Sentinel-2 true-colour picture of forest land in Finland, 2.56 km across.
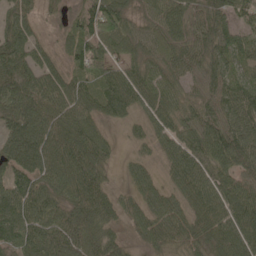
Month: May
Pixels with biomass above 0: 89%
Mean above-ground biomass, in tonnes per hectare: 72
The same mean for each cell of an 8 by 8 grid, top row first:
72 19 44 110 45 82 84 59
83 33 58 65 59 57 74 77
93 76 53 75 87 60 63 72
89 93 79 56 54 72 59 95
105 99 92 28 28 69 88 98
76 86 100 17 46 55 76 75
90 85 97 64 68 63 77 95
80 101 106 59 42 68 59 96
